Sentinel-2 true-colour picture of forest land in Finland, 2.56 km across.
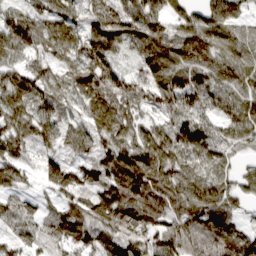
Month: March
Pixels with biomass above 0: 94%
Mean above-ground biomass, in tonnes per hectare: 88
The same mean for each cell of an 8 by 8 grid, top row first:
64 75 64 103 96 53 92 60
79 61 75 100 102 96 106 64
90 71 92 107 86 95 94 85
101 88 61 118 67 87 65 82
95 68 69 84 90 104 92 60
77 79 74 107 126 97 85 47
78 50 86 136 158 94 109 38
66 76 99 109 98 126 145 108
